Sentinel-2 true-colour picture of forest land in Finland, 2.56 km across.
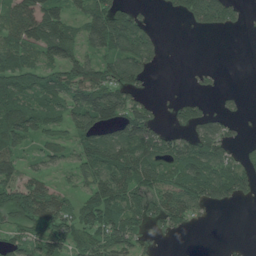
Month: June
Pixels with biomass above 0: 66%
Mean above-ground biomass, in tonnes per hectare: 69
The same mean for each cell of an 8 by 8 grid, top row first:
102 114 79 139 24 29 121 28
88 106 68 98 81 0 0 0
97 81 125 106 48 0 12 0
112 86 107 105 72 39 35 16
69 50 60 101 110 72 104 28
75 43 55 102 95 83 115 91
144 115 66 96 70 108 51 10
55 116 67 101 41 9 0 1
